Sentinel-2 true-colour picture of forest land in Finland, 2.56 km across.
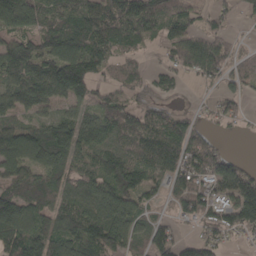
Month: April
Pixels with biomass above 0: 80%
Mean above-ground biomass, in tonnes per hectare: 87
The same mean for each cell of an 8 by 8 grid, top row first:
119 84 98 129 134 95 39 28
103 93 115 84 31 81 109 22
99 143 157 44 44 46 43 44
86 58 66 103 70 40 25 38
142 156 120 102 121 107 66 1
97 96 89 127 85 77 100 96
136 90 141 144 65 51 82 152
132 98 110 120 68 68 61 17
